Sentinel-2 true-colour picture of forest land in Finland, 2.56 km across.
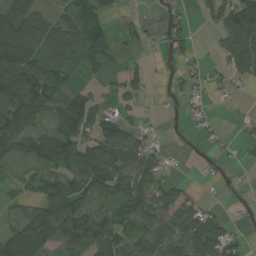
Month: August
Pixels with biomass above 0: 65%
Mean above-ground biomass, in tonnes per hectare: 54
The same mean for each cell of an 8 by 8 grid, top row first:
110 46 82 28 12 24 36 120
117 77 98 42 20 35 7 108
105 84 23 26 36 19 23 27
93 48 97 27 15 5 12 4
76 79 86 93 53 3 10 16
22 54 85 93 87 14 6 3
21 90 65 68 79 71 28 10
92 81 63 90 70 81 110 32
